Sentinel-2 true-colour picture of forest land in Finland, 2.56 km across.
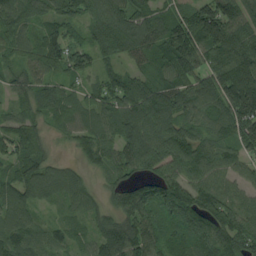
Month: August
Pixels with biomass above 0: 95%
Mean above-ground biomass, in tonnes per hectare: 91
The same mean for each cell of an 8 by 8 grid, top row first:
91 66 63 107 95 84 148 119
52 87 62 67 79 152 149 146
53 76 42 75 68 91 104 213
58 77 66 91 118 86 82 152
91 41 66 82 123 126 90 81
61 81 44 62 92 107 99 62
81 25 58 70 136 137 127 82
102 69 40 138 122 78 110 112
